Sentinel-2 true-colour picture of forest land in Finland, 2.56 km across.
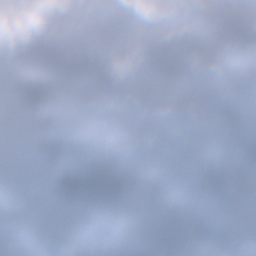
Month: December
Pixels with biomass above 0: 59%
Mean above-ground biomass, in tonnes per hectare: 64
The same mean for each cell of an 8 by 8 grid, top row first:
43 91 46 74 107 112 119 107
31 80 168 133 71 71 61 49
45 110 49 66 56 40 53 98
0 124 102 63 89 28 34 98
0 93 128 87 99 32 11 72
0 27 95 93 98 11 45 21
57 0 20 26 133 82 19 0
69 9 57 75 87 74 14 31
